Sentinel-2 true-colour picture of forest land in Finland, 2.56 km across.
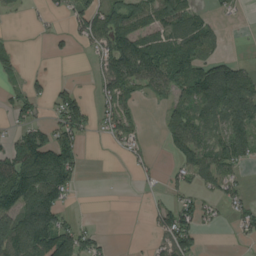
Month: August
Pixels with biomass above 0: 54%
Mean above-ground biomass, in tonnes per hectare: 62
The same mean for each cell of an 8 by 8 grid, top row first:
6 18 58 90 84 99 32 11
22 13 19 119 101 107 59 3
20 32 6 87 73 86 146 116
57 29 86 73 9 66 85 118
85 119 57 19 28 71 81 106
159 150 28 0 15 36 70 40
121 134 7 0 14 88 34 54
125 157 99 16 5 99 2 16
